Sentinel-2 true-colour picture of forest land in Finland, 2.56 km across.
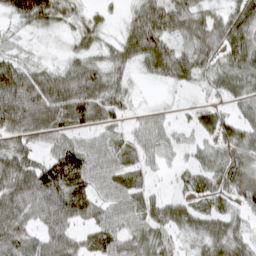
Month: March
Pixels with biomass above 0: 85%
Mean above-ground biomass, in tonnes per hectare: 53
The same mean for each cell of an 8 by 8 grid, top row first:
56 66 32 14 70 74 41 59
22 8 39 39 87 50 50 72
95 68 90 47 14 43 38 65
94 100 91 44 23 14 35 32
55 41 45 45 49 27 34 67
88 93 78 62 31 14 51 72
75 82 66 48 52 47 37 36
73 60 41 62 55 31 56 46
